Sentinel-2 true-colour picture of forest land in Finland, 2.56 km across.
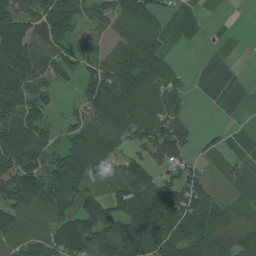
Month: July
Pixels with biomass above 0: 68%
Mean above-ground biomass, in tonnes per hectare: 94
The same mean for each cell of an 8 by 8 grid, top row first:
147 153 109 114 135 11 0 1
202 133 79 46 141 4 0 1
208 93 79 168 131 51 0 1
162 64 63 185 97 49 0 4
197 111 126 87 82 81 16 0
179 158 160 47 99 74 26 17
153 116 90 81 174 112 132 29
74 115 175 153 163 110 124 102
